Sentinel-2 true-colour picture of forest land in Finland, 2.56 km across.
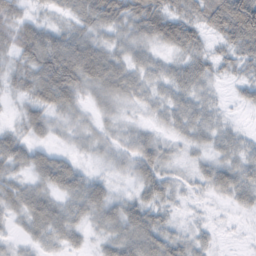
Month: February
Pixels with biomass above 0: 80%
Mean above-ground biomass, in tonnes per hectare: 27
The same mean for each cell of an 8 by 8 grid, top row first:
34 9 31 54 54 40 50 108
42 62 55 25 22 32 16 39
22 61 50 46 21 27 21 17
10 33 16 12 9 26 13 5
34 16 9 13 31 11 15 18
20 41 32 11 28 10 29 34
25 41 30 32 32 9 4 14
11 22 13 28 38 22 10 1
